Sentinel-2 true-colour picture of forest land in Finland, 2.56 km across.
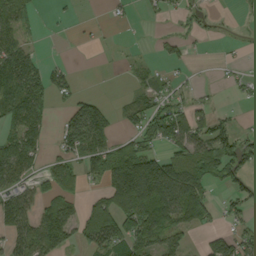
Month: September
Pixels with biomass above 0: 52%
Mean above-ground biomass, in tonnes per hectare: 56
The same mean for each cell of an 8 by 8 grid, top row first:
67 3 3 9 9 18 10 7
79 1 3 2 2 25 4 6
113 64 10 0 22 17 1 13
78 33 84 42 75 63 37 6
95 26 101 67 65 80 91 72
77 54 56 134 225 138 89 54
107 83 53 114 153 117 55 37
69 131 40 48 88 53 41 65
